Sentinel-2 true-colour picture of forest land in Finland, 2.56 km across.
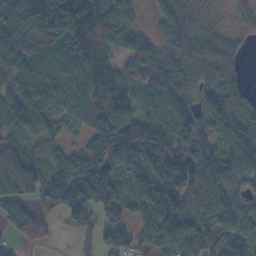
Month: November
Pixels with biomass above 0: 88%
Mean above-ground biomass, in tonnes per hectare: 84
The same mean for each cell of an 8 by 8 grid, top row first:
94 126 156 121 16 49 10 20
117 106 142 67 67 54 88 32
82 83 88 81 97 128 92 44
101 70 51 114 75 121 109 92
72 54 30 107 105 91 83 110
179 74 117 79 95 149 91 68
100 52 119 111 113 130 81 55
42 33 22 39 54 116 69 70
